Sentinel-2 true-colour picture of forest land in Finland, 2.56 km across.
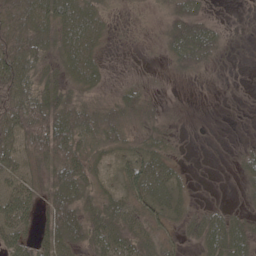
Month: May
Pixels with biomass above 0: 70%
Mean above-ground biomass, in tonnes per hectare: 35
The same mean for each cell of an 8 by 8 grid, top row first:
67 57 62 11 4 36 18 0
75 34 59 4 4 34 42 2
80 32 36 6 6 4 2 0
77 84 54 40 25 7 1 2
53 87 50 39 27 10 1 7
54 42 52 21 79 26 0 13
84 46 49 40 47 27 16 11
80 56 37 53 39 21 46 50
